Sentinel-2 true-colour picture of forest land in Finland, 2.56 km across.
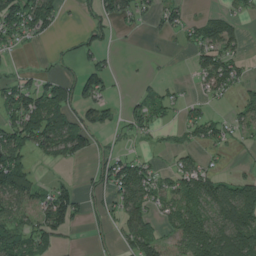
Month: July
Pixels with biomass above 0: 54%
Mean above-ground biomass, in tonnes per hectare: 59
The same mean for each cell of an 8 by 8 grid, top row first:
143 100 22 66 26 44 44 43
38 6 36 18 1 10 104 44
43 44 55 28 11 11 67 60
99 142 60 35 64 32 35 43
103 80 79 17 13 37 51 18
159 7 10 80 93 67 85 33
70 90 57 46 78 63 85 135
95 66 3 22 121 49 131 137
